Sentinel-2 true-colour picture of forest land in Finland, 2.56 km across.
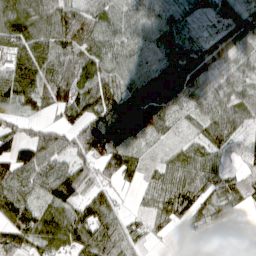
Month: April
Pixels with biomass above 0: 87%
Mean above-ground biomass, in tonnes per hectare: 69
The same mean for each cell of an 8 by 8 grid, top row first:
106 87 72 73 81 68 37 76
82 87 64 65 67 87 70 81
121 74 84 66 58 105 61 66
47 34 101 114 110 55 63 75
89 98 90 128 43 28 78 34
83 102 75 58 45 66 60 40
89 62 68 56 29 78 64 35
64 88 91 69 35 14 14 0
